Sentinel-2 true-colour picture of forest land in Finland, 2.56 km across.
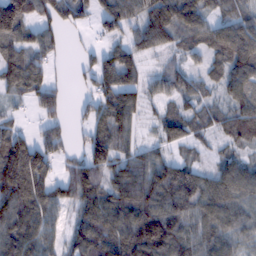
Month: February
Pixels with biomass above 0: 82%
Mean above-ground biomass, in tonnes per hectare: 78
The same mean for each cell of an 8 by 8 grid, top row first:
158 66 53 82 74 91 51 63
83 67 17 48 60 44 64 127
88 52 26 89 55 60 47 97
18 60 25 113 41 54 51 89
107 84 26 103 24 44 32 62
157 78 95 81 116 92 58 102
132 105 75 108 124 105 94 81
110 67 80 112 136 114 85 60
